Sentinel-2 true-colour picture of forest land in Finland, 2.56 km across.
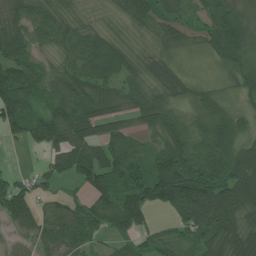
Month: July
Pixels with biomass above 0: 88%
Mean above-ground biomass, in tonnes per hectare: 75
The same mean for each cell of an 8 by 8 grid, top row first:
63 72 36 28 63 55 76 84
79 36 82 93 27 32 55 118
111 50 88 75 78 66 25 74
109 60 98 75 87 67 90 51
19 80 108 89 42 103 89 80
31 58 87 92 85 145 116 131
94 35 53 106 95 100 160 100
33 64 57 36 44 62 83 97
